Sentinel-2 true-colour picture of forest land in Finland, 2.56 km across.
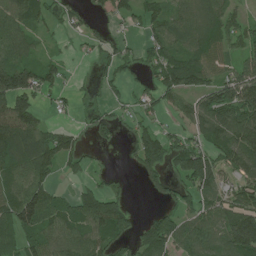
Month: June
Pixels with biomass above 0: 69%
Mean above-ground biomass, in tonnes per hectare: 75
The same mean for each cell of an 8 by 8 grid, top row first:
93 48 39 37 52 59 88 39
72 18 9 32 41 71 91 62
142 66 6 47 38 129 92 107
171 20 21 20 33 39 126 162
118 103 38 20 97 57 82 133
91 65 25 17 58 67 140 71
143 112 99 130 5 69 79 121
75 88 91 77 92 111 95 174
